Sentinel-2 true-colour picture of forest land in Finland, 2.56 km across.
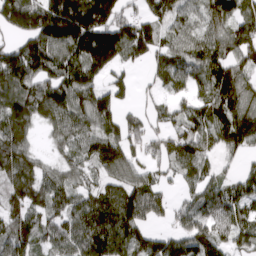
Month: March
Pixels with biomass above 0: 85%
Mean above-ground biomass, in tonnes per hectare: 111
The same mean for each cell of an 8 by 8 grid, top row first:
169 206 213 144 87 90 102 115
115 174 171 183 115 96 111 150
149 135 146 66 25 93 114 139
145 135 120 106 54 61 107 157
121 34 88 114 79 106 83 95
116 80 70 97 78 62 75 64
84 101 111 168 147 72 110 105
107 76 110 137 135 104 121 81
